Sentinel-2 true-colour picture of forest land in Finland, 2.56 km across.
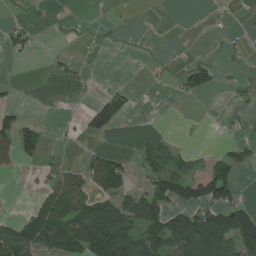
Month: July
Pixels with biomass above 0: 36%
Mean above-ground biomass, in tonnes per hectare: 43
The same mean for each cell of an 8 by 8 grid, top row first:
12 9 3 6 2 0 6 5
28 8 10 5 2 5 2 6
7 4 23 11 5 19 55 18
33 0 15 100 9 5 1 9
89 14 6 2 19 16 9 38
10 21 29 78 44 87 93 52
1 84 68 108 111 76 92 84
107 113 131 211 105 155 150 129
